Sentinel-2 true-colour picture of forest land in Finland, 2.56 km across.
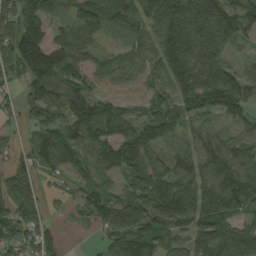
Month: August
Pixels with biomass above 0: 88%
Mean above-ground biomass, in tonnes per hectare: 112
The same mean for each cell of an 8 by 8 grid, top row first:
141 97 101 111 116 175 183 152
161 167 105 38 79 173 171 48
53 160 99 50 42 119 186 110
48 113 127 122 79 101 99 110
49 129 107 138 142 46 119 101
85 53 87 88 150 130 136 153
112 56 62 133 151 185 176 133
119 65 3 104 137 83 139 176
